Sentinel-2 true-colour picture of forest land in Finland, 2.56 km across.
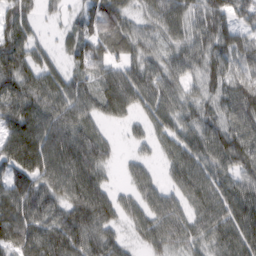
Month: February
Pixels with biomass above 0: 89%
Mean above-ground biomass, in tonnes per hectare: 72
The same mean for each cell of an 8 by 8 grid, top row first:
72 19 44 110 45 82 84 59
83 33 58 65 59 57 74 77
93 76 53 75 87 60 63 72
89 93 79 56 54 72 59 95
105 99 92 28 28 69 88 98
76 86 100 17 46 55 76 75
90 85 97 64 68 63 77 95
80 101 106 59 42 68 59 96
